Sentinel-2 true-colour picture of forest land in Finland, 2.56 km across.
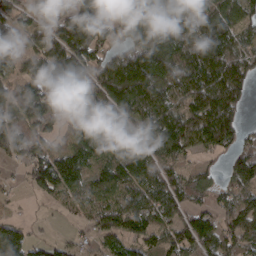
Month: March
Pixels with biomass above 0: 84%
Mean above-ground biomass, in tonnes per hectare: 98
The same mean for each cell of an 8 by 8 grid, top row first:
81 69 150 125 221 111 93 94
60 110 156 77 146 159 150 97
72 123 113 137 166 147 125 108
85 101 49 128 107 111 144 58
98 72 91 114 129 115 80 66
11 138 108 96 112 63 43 98
9 13 52 96 108 100 63 79
116 43 27 71 73 84 104 97
